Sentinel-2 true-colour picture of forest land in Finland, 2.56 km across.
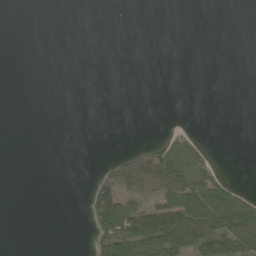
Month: May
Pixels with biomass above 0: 21%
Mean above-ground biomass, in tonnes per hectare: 29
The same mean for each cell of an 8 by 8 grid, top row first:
0 0 0 0 0 0 0 0
0 0 0 0 0 0 0 0
0 0 0 0 0 0 0 0
0 0 0 0 0 0 0 0
0 0 0 0 14 75 13 0
0 0 0 82 173 165 76 1
0 0 3 132 97 138 129 124
0 0 0 117 142 122 134 105
